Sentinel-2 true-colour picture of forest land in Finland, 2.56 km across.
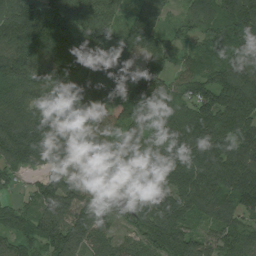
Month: July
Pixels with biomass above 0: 96%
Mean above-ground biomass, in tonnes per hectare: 135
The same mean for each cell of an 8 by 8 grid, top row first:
165 168 151 112 95 37 114 194
152 154 150 166 104 64 90 145
158 150 145 122 155 89 124 189
148 143 145 139 166 106 149 166
180 192 169 138 150 177 166 124
57 97 154 148 158 174 170 149
67 128 138 95 161 154 110 111
96 142 162 81 100 155 89 106
